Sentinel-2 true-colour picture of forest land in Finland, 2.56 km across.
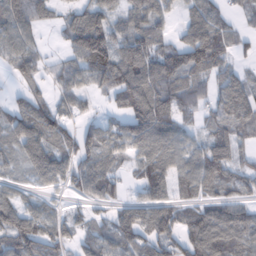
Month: February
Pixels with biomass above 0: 77%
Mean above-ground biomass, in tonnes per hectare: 69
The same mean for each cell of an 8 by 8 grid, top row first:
95 40 66 66 74 30 72 21
87 15 109 99 96 61 120 26
33 40 59 98 114 81 66 54
59 74 35 34 109 79 43 87
80 95 72 70 91 73 68 56
35 91 77 63 63 74 92 51
76 40 26 37 78 68 68 67
112 78 45 79 73 71 115 82
